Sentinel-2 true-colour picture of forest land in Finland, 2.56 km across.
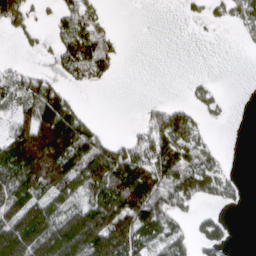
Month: March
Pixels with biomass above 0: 53%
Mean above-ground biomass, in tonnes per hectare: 68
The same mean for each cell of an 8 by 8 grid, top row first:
92 15 77 6 0 1 20 52
7 16 109 44 0 0 0 3
54 50 37 20 0 0 9 0
65 163 46 0 27 65 25 0
130 261 149 58 65 111 24 0
117 184 113 158 133 107 94 7
126 86 90 174 184 55 20 9
164 158 170 182 83 62 62 0
